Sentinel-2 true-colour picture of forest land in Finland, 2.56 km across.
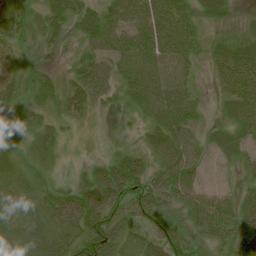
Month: July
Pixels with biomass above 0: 92%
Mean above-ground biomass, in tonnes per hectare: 52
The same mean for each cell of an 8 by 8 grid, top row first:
63 57 59 57 81 79 43 18
34 28 33 72 84 72 32 55
46 47 65 55 87 60 15 84
44 41 42 24 52 80 14 63
31 60 8 17 38 90 32 40
49 26 19 85 71 78 25 28
36 57 89 73 62 33 82 53
40 61 78 77 56 70 46 49
